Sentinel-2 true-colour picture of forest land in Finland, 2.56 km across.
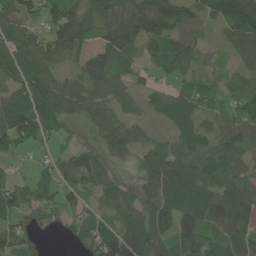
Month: June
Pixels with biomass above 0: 81%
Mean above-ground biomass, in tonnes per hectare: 76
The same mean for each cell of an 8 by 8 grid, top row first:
89 64 96 97 133 118 72 150
78 90 82 112 77 85 25 68
66 86 70 99 36 60 50 46
99 89 55 66 38 82 58 71
92 37 23 64 57 76 81 78
32 43 93 36 61 104 104 79
90 70 48 60 80 109 99 89
91 12 48 103 103 106 84 96
